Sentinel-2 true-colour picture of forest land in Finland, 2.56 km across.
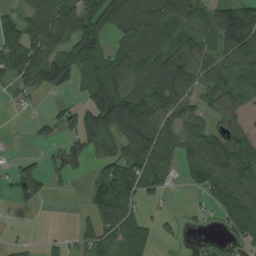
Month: August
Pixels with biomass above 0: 68%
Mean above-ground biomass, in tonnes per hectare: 73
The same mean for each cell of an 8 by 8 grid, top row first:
45 118 118 119 139 87 69 138
105 111 117 44 102 90 74 156
78 106 60 115 122 143 80 68
9 16 70 177 139 93 43 81
1 20 66 63 145 77 88 80
56 40 15 117 93 20 86 96
12 2 8 117 31 5 28 98
10 11 31 56 68 15 16 64
